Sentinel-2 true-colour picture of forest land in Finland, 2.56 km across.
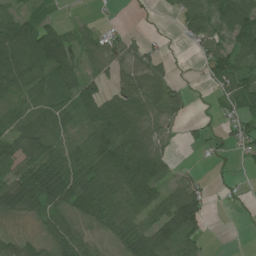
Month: July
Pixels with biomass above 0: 72%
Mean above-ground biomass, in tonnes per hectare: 52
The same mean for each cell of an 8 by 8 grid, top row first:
36 23 6 2 5 25 72 95
85 133 64 37 25 6 58 68
56 44 55 35 72 19 28 74
27 54 54 74 77 41 8 54
62 75 60 91 89 12 27 33
70 122 86 97 106 24 8 6
42 63 62 73 67 103 37 8
32 42 51 35 96 94 18 0
